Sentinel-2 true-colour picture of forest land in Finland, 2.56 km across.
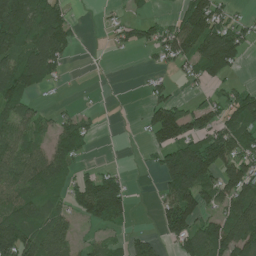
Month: July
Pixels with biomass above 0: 58%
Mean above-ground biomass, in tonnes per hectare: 77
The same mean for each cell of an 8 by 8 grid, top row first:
150 128 4 12 28 46 162 22
90 155 14 17 48 116 162 97
129 70 0 1 16 23 66 17
86 23 29 1 33 114 80 124
98 64 91 0 19 144 143 104
83 111 48 60 3 175 107 135
94 75 79 163 0 139 66 140
160 120 28 25 54 68 131 144
